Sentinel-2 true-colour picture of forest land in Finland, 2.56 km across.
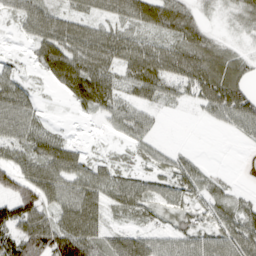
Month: March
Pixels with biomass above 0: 73%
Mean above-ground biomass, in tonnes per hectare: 43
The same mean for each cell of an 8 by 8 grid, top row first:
30 53 33 34 63 66 7 20
3 67 65 61 47 45 51 12
35 28 93 49 78 49 75 57
66 6 18 41 31 3 28 83
44 60 16 7 28 6 0 8
57 72 55 39 27 49 22 1
71 52 84 27 28 28 34 35
79 95 93 39 47 39 47 67
